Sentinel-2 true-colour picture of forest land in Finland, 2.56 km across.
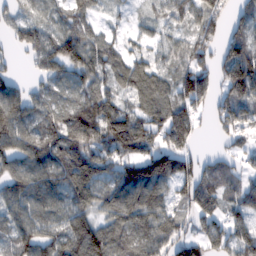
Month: February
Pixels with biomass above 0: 83%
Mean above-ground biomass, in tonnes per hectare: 87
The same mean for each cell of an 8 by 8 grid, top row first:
46 37 68 22 23 55 105 62
41 120 117 65 39 55 74 117
39 75 68 71 96 93 79 170
119 72 113 113 93 128 53 89
104 112 147 138 103 111 3 43
89 89 102 96 150 123 85 61
75 78 69 86 108 64 83 69
88 97 173 112 95 103 97 125
